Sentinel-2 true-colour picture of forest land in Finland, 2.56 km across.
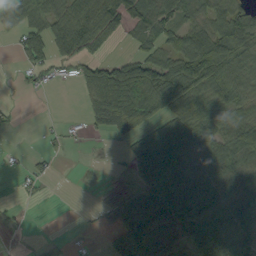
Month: September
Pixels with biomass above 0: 63%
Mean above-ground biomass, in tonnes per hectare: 55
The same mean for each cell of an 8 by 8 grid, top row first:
49 76 114 96 86 51 60 78
28 74 80 14 40 67 97 84
6 25 44 128 148 113 95 77
8 0 14 111 102 67 80 58
1 13 9 12 61 85 80 72
9 17 9 2 49 78 86 68
7 0 2 21 75 82 80 65
2 10 6 35 96 49 92 78
